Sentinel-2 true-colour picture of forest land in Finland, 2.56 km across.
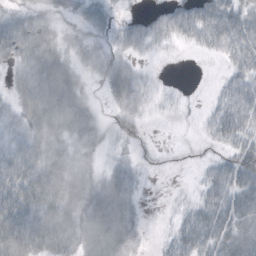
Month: October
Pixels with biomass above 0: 69%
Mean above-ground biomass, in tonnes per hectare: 41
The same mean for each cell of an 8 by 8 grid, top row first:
33 32 27 17 19 40 54 49
66 69 39 27 23 8 23 47
41 84 35 53 21 1 1 33
50 86 58 21 21 5 13 49
68 69 47 18 8 0 9 33
69 80 55 43 11 0 22 50
75 76 63 85 12 7 42 54
84 72 64 83 15 26 46 70
